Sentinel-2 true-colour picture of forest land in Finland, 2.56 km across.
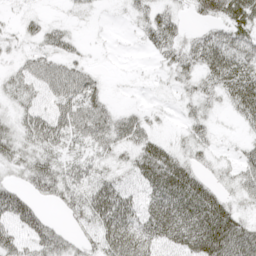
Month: April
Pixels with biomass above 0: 72%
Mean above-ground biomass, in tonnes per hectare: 35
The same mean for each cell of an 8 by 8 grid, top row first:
9 11 9 2 25 22 36 44
14 32 14 2 11 35 59 55
26 46 49 3 3 23 34 65
23 32 55 29 15 6 20 36
34 42 26 40 42 18 23 16
19 55 40 28 45 70 24 39
67 15 38 81 40 66 71 25
40 54 24 67 51 43 73 66
